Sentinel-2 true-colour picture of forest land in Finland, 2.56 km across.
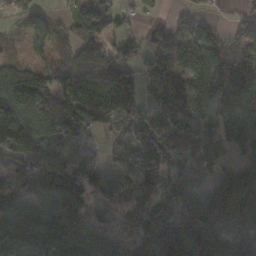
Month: November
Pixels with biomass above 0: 84%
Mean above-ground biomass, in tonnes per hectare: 105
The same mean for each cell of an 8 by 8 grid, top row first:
49 38 81 73 28 33 13 25
21 52 65 64 52 111 73 63
88 86 129 167 94 115 120 124
160 105 125 164 101 116 108 88
187 87 82 31 149 122 89 103
70 127 132 93 127 94 57 130
108 117 170 75 118 127 152 191
146 144 143 92 182 225 167 142
